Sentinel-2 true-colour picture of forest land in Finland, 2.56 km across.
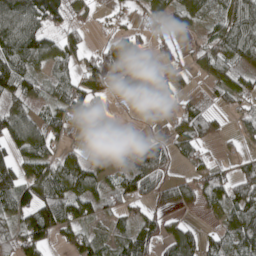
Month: May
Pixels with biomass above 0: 74%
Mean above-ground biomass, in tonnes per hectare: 73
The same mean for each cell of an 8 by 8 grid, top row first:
140 125 37 30 43 42 49 104
134 82 55 84 80 29 55 101
123 54 80 74 144 28 42 63
80 67 92 17 70 48 47 38
96 91 19 90 58 65 35 26
98 105 110 61 88 31 71 51
114 157 109 52 45 57 50 98
89 84 77 57 90 93 48 77
